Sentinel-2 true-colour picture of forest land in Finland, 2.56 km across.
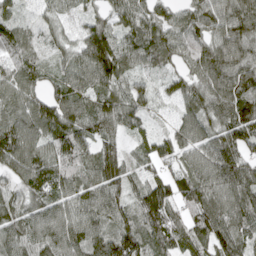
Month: April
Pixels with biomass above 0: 95%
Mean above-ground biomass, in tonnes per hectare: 93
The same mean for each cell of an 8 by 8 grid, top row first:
52 51 49 67 80 63 104 137
58 43 85 139 95 89 105 120
90 56 87 109 42 65 113 124
108 121 107 108 66 54 98 128
144 91 93 67 44 78 90 99
95 108 81 110 63 81 118 114
97 90 100 101 139 78 139 114
94 104 111 137 102 77 98 89
